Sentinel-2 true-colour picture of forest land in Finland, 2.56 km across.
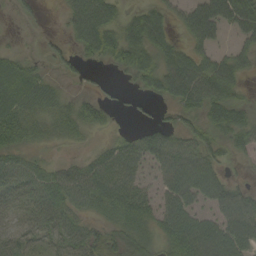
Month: September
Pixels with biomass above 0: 80%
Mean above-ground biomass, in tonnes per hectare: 45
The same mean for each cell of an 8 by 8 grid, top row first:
13 3 79 56 56 29 89 87
13 18 36 59 72 46 39 33
66 31 13 6 47 88 100 39
61 46 41 15 13 27 62 52
42 22 12 23 42 50 48 41
51 46 46 60 25 60 62 8
29 47 38 45 47 59 31 65
31 28 43 44 44 74 83 76
